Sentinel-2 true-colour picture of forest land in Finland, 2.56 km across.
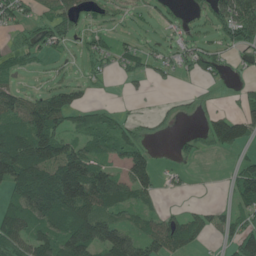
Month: June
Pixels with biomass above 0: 60%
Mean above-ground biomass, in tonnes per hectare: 55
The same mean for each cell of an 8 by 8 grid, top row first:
42 34 42 17 13 10 41 117
30 39 13 36 20 23 26 52
30 12 17 10 24 15 21 12
75 125 54 28 4 17 25 49
137 122 69 71 43 9 39 68
138 120 156 60 80 12 1 57
92 140 141 74 41 10 26 46
76 79 129 124 86 92 21 68
